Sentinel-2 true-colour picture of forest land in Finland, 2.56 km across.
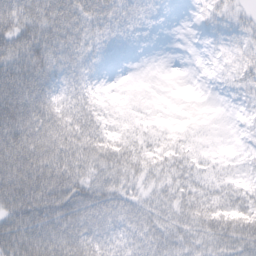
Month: February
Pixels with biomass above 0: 86%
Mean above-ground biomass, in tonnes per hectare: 43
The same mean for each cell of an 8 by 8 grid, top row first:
62 73 58 40 17 4 17 22
73 81 46 19 5 0 6 25
102 67 35 4 4 1 3 28
113 77 50 13 15 3 3 5
103 80 67 48 33 25 10 4
98 87 58 40 27 32 25 14
82 91 84 55 38 42 51 48
79 73 59 37 40 49 48 69
